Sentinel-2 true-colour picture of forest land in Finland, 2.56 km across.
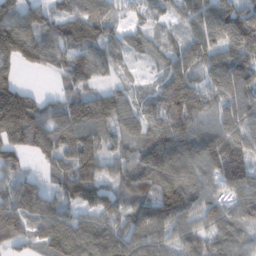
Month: February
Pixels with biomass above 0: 90%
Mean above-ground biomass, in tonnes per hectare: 111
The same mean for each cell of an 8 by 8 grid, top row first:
133 92 101 70 49 63 132 149
204 129 96 80 79 74 132 157
98 14 76 38 20 128 104 144
270 102 147 141 83 148 107 123
141 143 169 75 89 149 139 120
79 63 147 67 142 144 100 128
133 104 93 111 118 161 108 104
87 91 97 108 119 98 99 89
